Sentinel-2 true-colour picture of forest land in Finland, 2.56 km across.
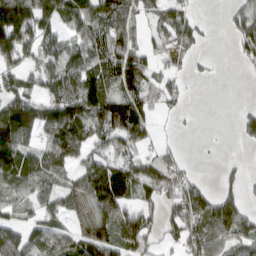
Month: March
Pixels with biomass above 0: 68%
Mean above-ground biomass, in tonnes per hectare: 72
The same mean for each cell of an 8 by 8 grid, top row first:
171 93 83 83 43 61 5 63
93 64 88 117 60 65 8 43
58 89 104 76 70 29 7 2
140 90 110 129 96 15 0 23
126 76 69 66 56 17 2 11
101 89 78 131 104 75 5 23
54 82 42 149 64 86 113 94
90 79 87 117 110 45 130 88
